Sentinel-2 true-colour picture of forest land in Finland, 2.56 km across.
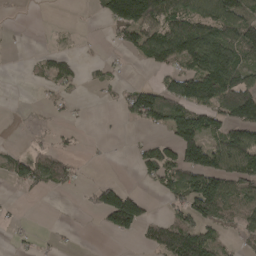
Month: April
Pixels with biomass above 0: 46%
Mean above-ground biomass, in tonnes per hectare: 57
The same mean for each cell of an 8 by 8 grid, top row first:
1 0 1 105 148 95 99 109
2 9 5 14 70 121 164 126
0 44 24 16 7 89 150 105
1 8 4 5 112 102 87 136
5 18 8 2 31 107 87 127
51 87 14 3 32 91 140 100
5 0 6 163 59 55 108 78
9 7 1 11 33 109 84 31
